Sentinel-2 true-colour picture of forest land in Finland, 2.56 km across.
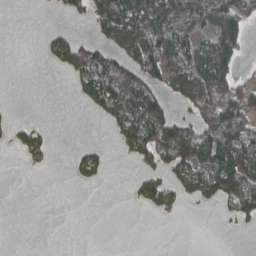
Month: April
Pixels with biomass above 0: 41%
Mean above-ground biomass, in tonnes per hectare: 49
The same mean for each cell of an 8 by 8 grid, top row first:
0 2 28 143 115 66 80 84
0 45 73 69 129 98 81 49
0 0 68 110 86 72 123 46
3 0 3 86 131 36 84 77
47 33 19 15 107 117 118 113
1 4 43 6 54 69 117 132
0 0 0 0 29 31 12 86
0 0 0 0 0 0 0 0
